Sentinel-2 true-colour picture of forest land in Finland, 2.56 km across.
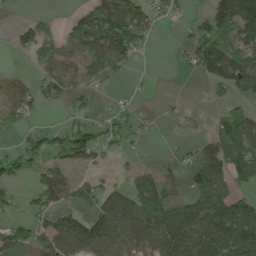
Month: May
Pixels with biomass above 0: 56%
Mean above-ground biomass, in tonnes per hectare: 70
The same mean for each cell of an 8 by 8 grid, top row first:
4 11 53 141 88 29 77 168
29 38 77 132 31 13 158 99
37 67 57 18 4 2 68 128
55 8 31 30 8 9 13 68
31 61 108 38 7 10 50 121
61 72 21 9 67 34 111 74
21 71 47 155 149 99 127 102
70 95 168 123 91 205 181 139
